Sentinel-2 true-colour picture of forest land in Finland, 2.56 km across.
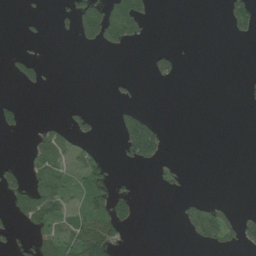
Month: July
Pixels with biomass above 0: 22%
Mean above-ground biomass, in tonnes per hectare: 21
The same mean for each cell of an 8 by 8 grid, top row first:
1 6 57 82 43 0 0 48
5 0 10 24 4 8 0 0
21 11 0 5 3 21 0 1
26 0 14 7 26 0 0 0
0 56 26 1 139 0 0 0
31 63 39 25 0 11 0 0
34 81 29 73 1 6 36 6
16 43 81 66 0 0 31 32
